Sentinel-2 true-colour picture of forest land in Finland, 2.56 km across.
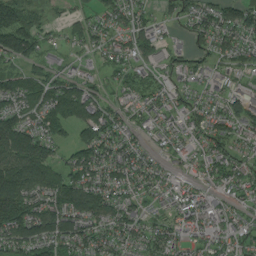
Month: August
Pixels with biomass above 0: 84%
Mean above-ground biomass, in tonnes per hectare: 72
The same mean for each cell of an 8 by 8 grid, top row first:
95 30 45 65 52 30 61 82
112 36 36 53 85 43 56 62
66 68 69 31 47 49 54 36
77 118 147 69 51 57 55 80
155 86 79 85 42 54 70 50
161 102 97 82 68 38 55 75
135 93 103 90 50 69 79 39
108 111 90 68 62 53 59 68
